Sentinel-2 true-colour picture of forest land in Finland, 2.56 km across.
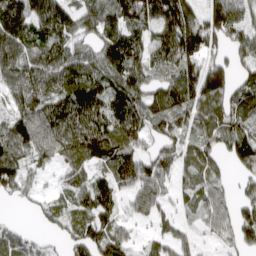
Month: April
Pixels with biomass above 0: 83%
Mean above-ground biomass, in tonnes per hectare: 93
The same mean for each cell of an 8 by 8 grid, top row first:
125 129 100 100 120 158 126 106
111 121 82 140 91 159 117 97
96 123 129 111 102 128 190 70
95 119 131 114 110 115 80 94
111 117 119 112 69 77 69 112
112 26 69 86 117 58 74 45
10 46 75 71 76 47 64 71
71 26 83 91 28 68 20 68
